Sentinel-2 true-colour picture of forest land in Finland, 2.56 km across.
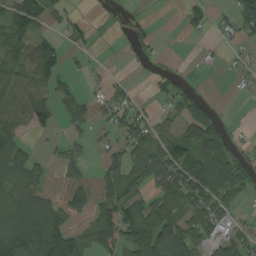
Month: August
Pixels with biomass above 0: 55%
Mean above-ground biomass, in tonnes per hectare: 55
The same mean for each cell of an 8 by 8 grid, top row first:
79 58 13 3 3 3 41 69
75 58 19 1 19 0 3 15
65 67 11 20 4 23 0 10
70 50 59 45 29 41 30 0
63 7 22 41 87 94 134 11
81 24 28 55 86 106 152 85
103 82 47 79 93 118 112 33
126 122 60 79 136 122 71 62
